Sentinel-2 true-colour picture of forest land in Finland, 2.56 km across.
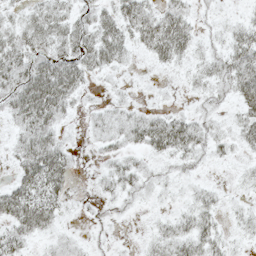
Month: May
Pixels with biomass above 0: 71%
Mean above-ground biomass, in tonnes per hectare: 22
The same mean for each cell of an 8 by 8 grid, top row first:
16 38 20 30 36 34 6 10
38 29 39 43 23 46 12 36
39 64 32 7 2 3 24 43
36 50 8 15 15 12 13 24
19 38 4 15 31 43 22 18
22 52 2 20 15 10 4 9
49 39 4 8 4 8 22 9
26 10 6 4 8 33 29 8
